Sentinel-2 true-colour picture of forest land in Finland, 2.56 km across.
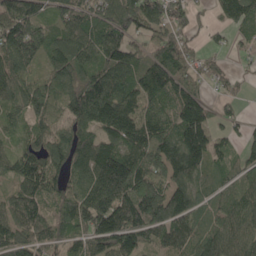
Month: May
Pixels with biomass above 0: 88%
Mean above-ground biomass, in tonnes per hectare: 124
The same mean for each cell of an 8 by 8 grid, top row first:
153 81 137 141 192 136 43 157
181 124 124 153 76 147 54 34
129 84 120 162 143 148 71 38
70 109 149 221 136 158 124 42
57 112 124 127 171 165 177 51
97 134 119 253 169 122 67 58
115 91 157 219 216 139 67 102
110 99 92 209 126 120 104 110
